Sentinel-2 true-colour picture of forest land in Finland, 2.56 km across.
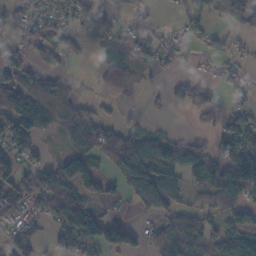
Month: November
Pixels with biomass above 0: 59%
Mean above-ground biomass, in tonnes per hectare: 56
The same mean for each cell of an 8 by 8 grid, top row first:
39 44 43 27 30 16 40 82
36 61 25 24 43 37 26 23
70 74 10 43 16 17 22 39
114 91 62 11 14 5 37 48
121 8 67 85 87 74 38 112
66 64 146 41 132 67 75 115
59 78 129 14 52 42 41 55
64 29 131 96 38 68 49 84
